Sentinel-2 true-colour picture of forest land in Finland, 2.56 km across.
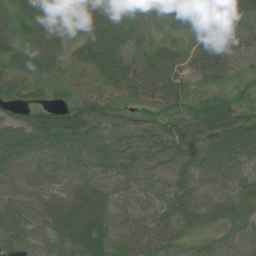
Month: July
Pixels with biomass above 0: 92%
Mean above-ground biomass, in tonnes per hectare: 38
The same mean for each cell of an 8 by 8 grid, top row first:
21 46 57 31 16 26 36 34
11 37 41 32 21 27 52 28
23 24 8 34 59 42 23 17
33 46 51 29 24 32 48 43
68 67 67 81 58 72 79 82
23 33 32 41 33 39 35 36
30 28 46 23 29 50 47 29
28 26 45 29 29 31 17 23
